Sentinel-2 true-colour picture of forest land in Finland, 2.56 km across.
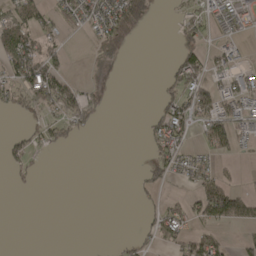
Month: April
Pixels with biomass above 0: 36%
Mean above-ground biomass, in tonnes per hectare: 28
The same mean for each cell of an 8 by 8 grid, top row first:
54 32 41 84 49 12 33 44
79 41 1 45 0 22 29 17
50 93 16 4 0 53 47 42
14 29 65 3 5 67 57 42
30 31 7 0 14 62 49 31
14 1 0 0 16 19 36 9
0 0 0 0 11 34 80 84
0 0 0 2 14 48 45 14
